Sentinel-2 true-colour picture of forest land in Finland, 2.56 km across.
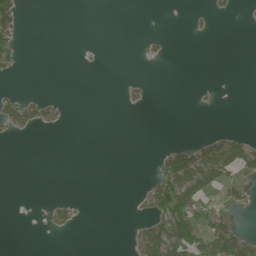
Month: June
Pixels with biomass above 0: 16%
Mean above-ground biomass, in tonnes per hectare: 15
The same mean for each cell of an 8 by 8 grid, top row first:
56 0 0 0 0 0 10 3
36 0 1 0 6 0 0 0
5 0 0 0 5 0 0 0
49 24 0 0 3 0 2 0
1 0 0 0 0 17 47 49
0 0 0 0 3 96 79 32
0 14 9 0 18 98 27 12
0 1 0 0 52 94 62 55
